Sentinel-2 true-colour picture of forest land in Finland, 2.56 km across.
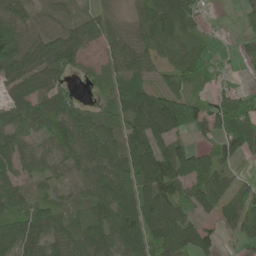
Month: June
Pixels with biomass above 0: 82%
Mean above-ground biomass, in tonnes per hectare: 60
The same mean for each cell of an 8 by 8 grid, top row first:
62 18 27 29 61 81 15 15
103 86 70 43 61 76 28 19
85 79 13 32 38 52 38 13
53 72 53 40 97 148 78 92
42 27 73 71 74 79 30 80
42 37 30 82 95 92 90 30
47 53 36 92 98 70 67 84
84 56 70 78 75 103 60 42
